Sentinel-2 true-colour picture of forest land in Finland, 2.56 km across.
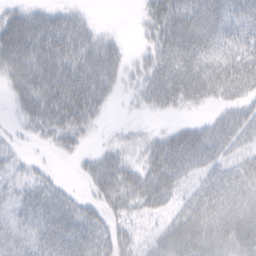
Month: February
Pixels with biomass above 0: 77%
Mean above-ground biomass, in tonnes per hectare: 33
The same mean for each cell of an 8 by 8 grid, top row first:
34 33 16 0 21 45 44 35
71 58 42 27 14 46 36 35
48 69 55 32 28 53 43 49
18 53 46 5 11 13 11 33
9 12 14 11 20 51 53 30
15 12 10 42 43 42 31 37
17 35 25 26 26 24 52 46
22 34 36 40 17 55 52 43
